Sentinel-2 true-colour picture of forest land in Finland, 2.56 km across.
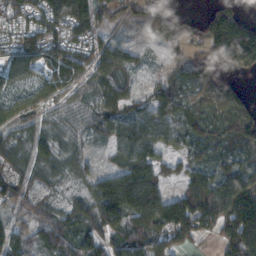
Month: November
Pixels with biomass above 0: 85%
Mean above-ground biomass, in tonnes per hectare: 78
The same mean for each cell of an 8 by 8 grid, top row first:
87 144 169 44 59 49 66 75
97 106 90 59 24 49 53 176
80 93 81 80 22 49 91 35
92 56 63 80 79 72 54 61
54 58 38 55 102 49 53 60
52 29 34 98 131 48 74 93
50 40 62 161 142 136 121 176
74 63 74 70 79 83 26 158
